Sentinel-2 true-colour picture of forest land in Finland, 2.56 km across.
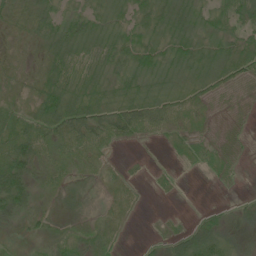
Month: June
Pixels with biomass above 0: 78%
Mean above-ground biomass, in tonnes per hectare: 29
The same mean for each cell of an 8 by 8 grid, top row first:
23 38 39 32 38 43 33 42
7 33 47 45 45 46 39 36
7 36 44 35 34 28 31 23
30 55 53 42 49 37 17 5
65 48 54 23 7 21 19 5
72 32 20 17 5 7 10 4
43 13 9 26 4 1 5 14
9 28 29 21 6 29 48 25
